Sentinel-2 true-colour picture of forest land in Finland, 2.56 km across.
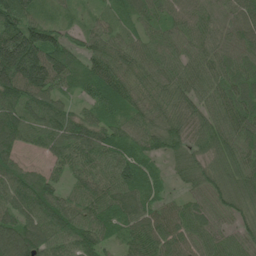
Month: June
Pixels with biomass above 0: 95%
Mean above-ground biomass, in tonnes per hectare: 75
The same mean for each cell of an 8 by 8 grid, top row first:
121 34 20 34 55 57 55 70
190 132 54 69 60 57 62 65
156 133 75 98 71 74 67 69
91 82 42 73 69 75 61 78
93 68 94 79 75 62 68 75
81 56 66 90 79 29 66 77
81 102 82 83 75 50 62 57
109 88 98 48 96 77 62 52
